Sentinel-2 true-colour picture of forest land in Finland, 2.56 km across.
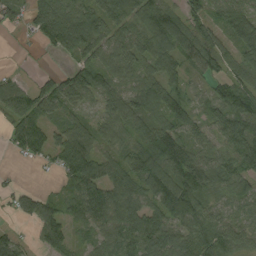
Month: August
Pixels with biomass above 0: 83%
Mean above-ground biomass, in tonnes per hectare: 67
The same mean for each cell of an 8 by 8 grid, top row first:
31 101 87 76 78 74 59 77
5 38 77 68 72 83 80 68
26 41 80 70 64 46 48 59
84 54 41 73 70 80 49 97
49 64 92 53 76 114 51 98
5 6 91 69 107 98 105 86
42 49 64 106 76 121 54 46
34 60 18 81 83 86 84 53
